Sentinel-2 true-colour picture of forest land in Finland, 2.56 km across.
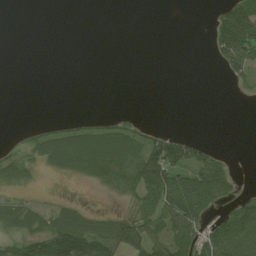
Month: August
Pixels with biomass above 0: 36%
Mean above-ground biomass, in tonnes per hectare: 26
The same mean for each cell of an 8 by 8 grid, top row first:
0 0 0 0 0 0 6 76
0 0 0 0 0 0 11 104
0 0 0 0 0 0 0 17
0 0 0 4 1 0 0 0
8 32 46 53 46 76 17 0
26 6 17 43 93 75 87 8
28 18 17 5 48 84 51 44
38 66 87 65 57 64 69 80
